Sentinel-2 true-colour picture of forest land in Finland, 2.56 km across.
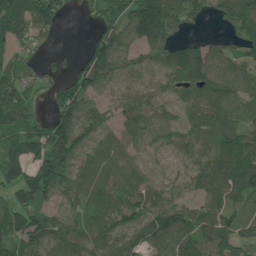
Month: June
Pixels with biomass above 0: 85%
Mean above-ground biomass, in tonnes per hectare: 97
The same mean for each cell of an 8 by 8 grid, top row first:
171 153 21 97 160 102 47 126
75 30 24 142 82 77 71 75
99 58 116 80 56 63 98 100
121 59 118 61 92 52 96 106
133 162 114 71 65 74 70 144
122 179 95 79 56 55 96 154
120 96 79 119 125 93 82 63
130 114 109 105 122 121 123 100
